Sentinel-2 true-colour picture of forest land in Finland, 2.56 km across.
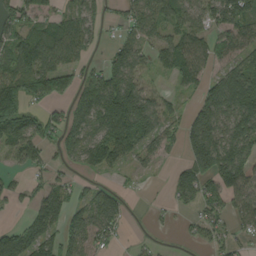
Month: September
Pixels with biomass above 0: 70%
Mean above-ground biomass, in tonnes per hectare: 71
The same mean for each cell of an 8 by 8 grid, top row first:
55 52 59 17 82 55 61 115
94 135 58 29 45 88 71 93
109 111 59 117 51 44 72 140
120 41 69 188 131 38 108 136
77 51 76 113 67 28 145 108
20 35 22 31 10 51 103 130
17 85 69 78 2 23 52 61
142 106 68 31 7 4 34 24
